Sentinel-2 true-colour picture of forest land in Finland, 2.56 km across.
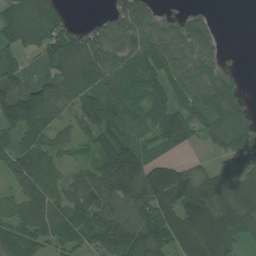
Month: July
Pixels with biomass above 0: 80%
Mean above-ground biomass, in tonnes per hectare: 87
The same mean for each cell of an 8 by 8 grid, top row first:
104 107 4 78 110 46 36 0
79 98 99 104 100 82 87 6
69 61 99 80 108 70 87 32
146 84 64 114 97 98 95 80
67 64 43 127 58 66 41 101
88 62 56 158 148 133 66 129
57 78 111 107 116 136 129 119
109 74 74 121 129 83 122 52
